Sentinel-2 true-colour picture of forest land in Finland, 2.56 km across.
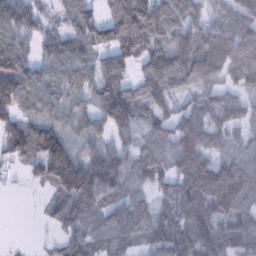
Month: January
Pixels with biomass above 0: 85%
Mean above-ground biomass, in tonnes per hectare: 94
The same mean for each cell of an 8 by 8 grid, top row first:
119 52 107 92 170 109 66 99
112 65 94 106 107 137 133 135
147 82 85 106 91 101 91 83
104 62 71 128 48 77 89 79
124 145 49 68 51 107 90 63
24 92 108 126 53 112 168 129
0 47 94 78 65 143 150 102
2 14 67 74 58 176 157 161
